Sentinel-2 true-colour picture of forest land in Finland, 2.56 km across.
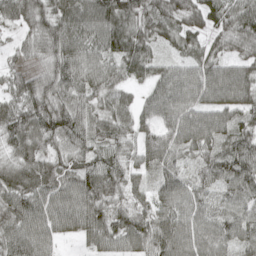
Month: May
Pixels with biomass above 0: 95%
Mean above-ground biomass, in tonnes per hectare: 78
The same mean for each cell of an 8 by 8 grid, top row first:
62 89 112 106 74 68 58 104
33 86 101 89 80 44 51 59
54 86 91 77 56 100 124 123
75 115 75 68 53 95 96 74
69 59 71 60 60 81 84 80
75 77 84 81 46 71 71 110
98 94 99 67 56 85 63 69
90 71 33 66 82 100 86 73
